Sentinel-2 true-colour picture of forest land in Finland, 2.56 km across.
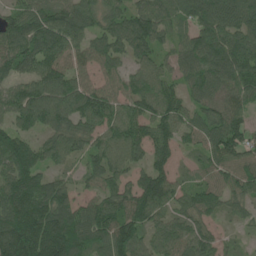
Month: June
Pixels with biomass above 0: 88%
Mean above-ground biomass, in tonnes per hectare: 105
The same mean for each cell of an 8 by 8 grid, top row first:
81 111 108 82 112 93 114 121
128 131 87 99 106 65 130 139
84 128 89 79 92 55 103 122
122 170 134 98 82 93 98 81
139 87 69 105 100 89 87 104
172 85 50 84 94 60 56 98
183 172 96 107 143 79 92 53
213 210 137 144 88 97 71 21
